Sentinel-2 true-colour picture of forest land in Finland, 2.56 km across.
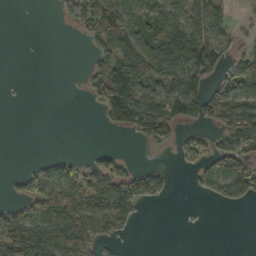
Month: October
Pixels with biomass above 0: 46%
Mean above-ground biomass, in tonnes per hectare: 53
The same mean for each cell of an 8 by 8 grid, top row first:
0 0 54 128 53 79 89 5
0 0 2 110 86 119 110 24
1 0 9 155 94 84 60 102
0 0 0 94 103 77 83 102
0 0 0 1 27 32 43 73
19 59 78 89 72 8 61 115
39 111 104 122 21 1 2 14
181 116 135 26 0 0 0 0
